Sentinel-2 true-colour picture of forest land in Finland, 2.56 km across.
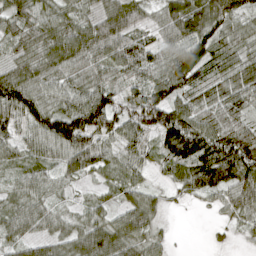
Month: April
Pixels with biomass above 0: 91%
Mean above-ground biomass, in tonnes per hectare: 64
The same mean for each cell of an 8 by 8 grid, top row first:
60 61 51 80 35 77 105 65
43 61 84 88 63 80 86 58
76 53 50 45 61 103 57 93
84 73 106 91 98 83 76 73
52 68 94 52 46 120 110 126
34 44 45 38 30 41 107 109
49 44 28 38 67 7 12 65
47 49 73 95 65 7 6 14
